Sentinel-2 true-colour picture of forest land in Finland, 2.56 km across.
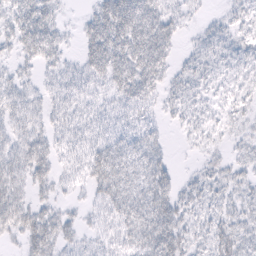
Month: February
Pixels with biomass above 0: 77%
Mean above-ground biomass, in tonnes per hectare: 29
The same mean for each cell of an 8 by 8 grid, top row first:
37 34 9 56 58 27 8 18
27 42 18 57 61 17 20 18
23 18 29 40 50 19 19 13
38 28 30 20 22 16 15 12
38 34 28 33 39 3 11 9
42 28 21 56 45 17 20 15
47 21 10 41 65 43 20 17
14 45 18 27 65 49 26 23
